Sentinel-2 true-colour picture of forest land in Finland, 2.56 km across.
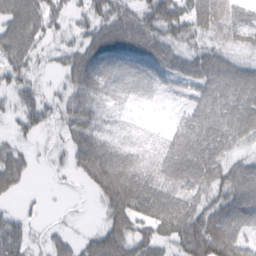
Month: February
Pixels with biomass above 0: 80%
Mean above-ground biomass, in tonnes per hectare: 52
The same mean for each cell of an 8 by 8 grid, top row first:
81 66 27 71 56 87 74 33
80 22 47 74 70 43 38 25
50 9 48 52 57 52 72 66
36 46 41 19 5 16 76 70
27 10 56 45 19 65 80 31
60 6 28 126 66 68 73 69
11 3 2 67 72 65 61 81
77 22 24 79 53 68 131 74
